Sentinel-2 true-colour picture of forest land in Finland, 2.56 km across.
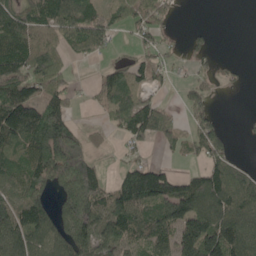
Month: May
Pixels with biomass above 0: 65%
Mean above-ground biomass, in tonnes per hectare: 90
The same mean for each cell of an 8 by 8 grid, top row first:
124 138 138 82 85 26 0 0
148 128 93 38 43 22 39 0
126 134 7 88 75 22 36 11
175 136 11 101 139 20 67 3
113 155 113 20 50 38 110 7
97 158 211 30 149 76 99 72
129 92 189 113 116 154 110 120
144 96 132 108 64 138 193 133
